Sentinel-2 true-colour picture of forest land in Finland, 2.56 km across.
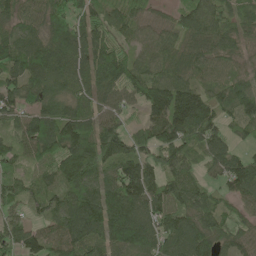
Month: May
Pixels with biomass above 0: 92%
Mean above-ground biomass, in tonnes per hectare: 92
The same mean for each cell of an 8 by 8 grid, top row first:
69 74 79 58 44 50 85 53
118 118 89 96 53 75 77 53
89 101 75 126 115 88 50 60
62 85 89 75 87 182 126 76
62 128 157 119 81 130 94 32
83 62 156 84 131 89 47 128
56 78 132 149 128 105 84 60
80 96 134 124 108 108 102 71
